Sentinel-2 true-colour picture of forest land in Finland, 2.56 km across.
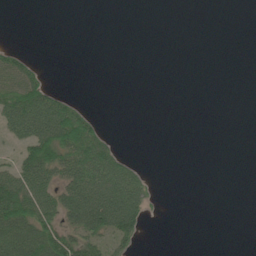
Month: June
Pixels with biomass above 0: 28%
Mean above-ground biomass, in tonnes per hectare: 24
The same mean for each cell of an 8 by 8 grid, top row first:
0 0 0 0 0 0 0 0
13 0 0 0 0 0 0 0
80 17 0 0 0 0 0 0
81 88 31 0 0 0 0 0
29 91 79 21 0 0 0 0
71 67 71 72 17 0 0 0
111 68 98 109 38 0 0 0
77 85 60 44 7 0 0 0
